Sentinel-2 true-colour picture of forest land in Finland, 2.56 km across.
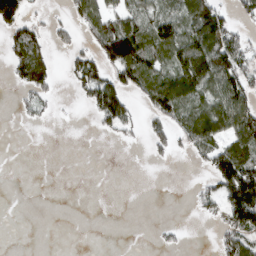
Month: March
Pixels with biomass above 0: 43%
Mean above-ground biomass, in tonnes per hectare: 46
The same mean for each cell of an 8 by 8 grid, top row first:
94 18 62 66 70 82 123 33
68 42 31 125 96 107 129 73
33 56 67 75 73 108 104 86
11 16 3 112 31 77 97 113
0 0 0 7 18 38 81 94
0 0 0 0 0 0 41 144
0 0 0 0 0 0 25 142
0 0 0 0 0 11 1 83
